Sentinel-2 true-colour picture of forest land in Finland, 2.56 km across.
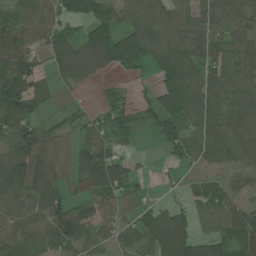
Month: June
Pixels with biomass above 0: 78%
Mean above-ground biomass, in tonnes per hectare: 73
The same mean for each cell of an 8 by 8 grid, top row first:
57 75 49 65 86 91 93 81
97 60 70 97 106 108 116 80
119 43 51 17 14 107 86 87
112 27 19 47 41 90 90 106
100 62 46 58 4 71 86 99
121 91 60 145 16 14 38 44
59 94 50 62 42 54 69 80
87 76 76 57 82 176 84 106
